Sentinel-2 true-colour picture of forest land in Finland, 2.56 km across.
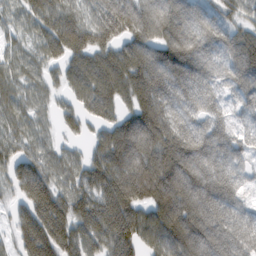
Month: February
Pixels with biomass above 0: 92%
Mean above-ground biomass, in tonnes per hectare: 112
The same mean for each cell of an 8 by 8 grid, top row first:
51 115 84 164 135 113 83 67
55 78 129 106 116 144 77 127
74 52 112 148 153 120 76 84
77 40 87 85 185 115 81 52
69 52 33 165 171 165 124 77
95 98 81 164 184 164 134 69
58 169 125 180 119 186 128 74
80 190 133 181 122 157 143 111
